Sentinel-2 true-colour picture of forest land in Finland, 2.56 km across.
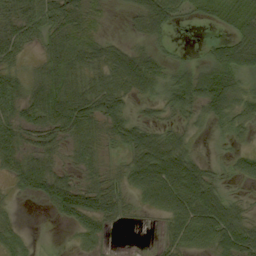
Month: September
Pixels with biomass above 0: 71%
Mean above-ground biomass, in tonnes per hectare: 40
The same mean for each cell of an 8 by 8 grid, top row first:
77 47 40 5 64 33 26 56
33 10 26 32 24 8 23 83
19 11 19 47 88 51 77 31
20 19 48 61 12 36 36 35
48 34 51 21 83 51 4 11
37 74 28 16 90 104 44 27
7 21 78 47 24 82 106 34
34 1 24 7 0 43 56 88
